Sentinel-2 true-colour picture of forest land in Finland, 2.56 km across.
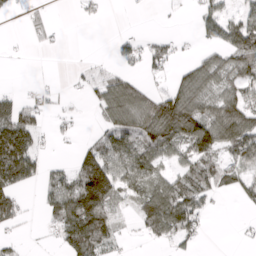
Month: April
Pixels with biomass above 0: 54%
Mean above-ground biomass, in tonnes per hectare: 62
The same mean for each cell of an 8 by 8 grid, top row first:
10 19 17 1 1 5 62 51
6 18 0 21 51 35 42 112
3 12 17 69 35 51 90 72
97 37 11 97 119 169 88 118
182 13 22 93 109 94 124 122
134 44 115 124 98 63 83 62
68 51 168 67 79 149 34 12
22 10 143 53 24 56 5 10
